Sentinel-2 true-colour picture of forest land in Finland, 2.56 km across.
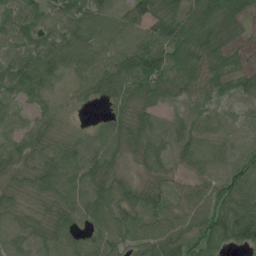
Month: July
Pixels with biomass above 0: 93%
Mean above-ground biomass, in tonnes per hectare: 55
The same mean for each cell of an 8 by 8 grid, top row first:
62 53 67 50 92 82 67 51
53 72 72 63 88 88 77 27
84 63 43 76 75 57 61 37
33 32 8 33 42 23 40 15
55 52 42 61 65 46 48 17
39 76 63 54 29 32 55 60
43 38 55 69 54 47 83 88
48 54 50 64 57 70 67 69
